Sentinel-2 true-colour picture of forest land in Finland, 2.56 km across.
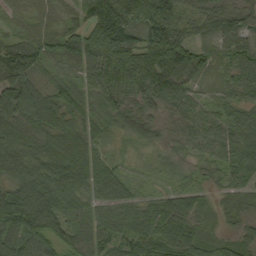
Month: September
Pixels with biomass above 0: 95%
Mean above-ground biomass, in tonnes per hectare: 71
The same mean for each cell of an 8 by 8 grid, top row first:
17 25 48 96 115 82 75 53
90 61 88 134 120 144 50 75
104 37 43 93 110 100 31 54
108 90 54 68 49 47 37 46
115 87 83 22 36 32 57 64
96 115 94 71 10 32 28 48
140 118 54 66 59 97 41 49
89 71 64 63 84 107 52 40
